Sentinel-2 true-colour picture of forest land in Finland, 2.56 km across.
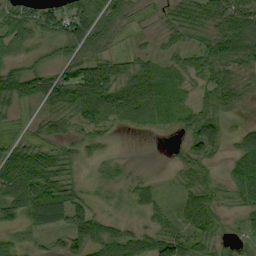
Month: September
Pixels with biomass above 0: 80%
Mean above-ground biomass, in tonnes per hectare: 41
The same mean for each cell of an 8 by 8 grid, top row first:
55 70 81 51 10 32 49 50
37 26 52 23 13 28 42 72
53 46 79 68 62 37 40 34
25 39 67 72 72 50 45 13
37 38 28 9 0 10 73 46
85 72 19 16 10 16 28 48
57 77 44 9 31 28 60 19
21 7 35 56 40 61 39 20
